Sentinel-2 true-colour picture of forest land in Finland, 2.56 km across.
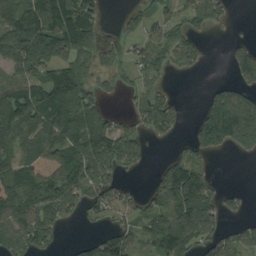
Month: August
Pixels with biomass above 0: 65%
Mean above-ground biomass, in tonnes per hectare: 92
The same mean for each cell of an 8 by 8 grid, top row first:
119 146 162 6 55 65 83 3
189 176 120 43 70 101 19 49
97 98 110 35 71 9 12 65
143 124 158 46 98 58 124 188
94 111 130 153 62 31 125 112
120 126 122 87 12 166 70 0
125 121 63 78 60 148 134 27
122 75 40 106 60 170 97 81
